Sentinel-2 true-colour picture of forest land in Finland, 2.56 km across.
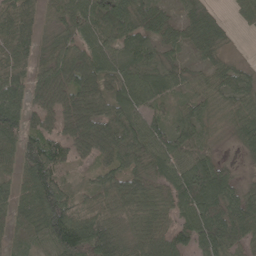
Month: May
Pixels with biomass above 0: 91%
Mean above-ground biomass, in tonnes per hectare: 69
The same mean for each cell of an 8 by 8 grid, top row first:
76 32 79 92 77 30 46 24
64 37 65 66 64 40 46 3
69 92 106 71 88 50 41 55
93 83 114 73 66 38 45 66
65 88 83 107 90 81 46 44
49 103 13 68 68 79 137 26
49 114 66 68 63 66 115 91
29 79 117 112 73 69 98 78
